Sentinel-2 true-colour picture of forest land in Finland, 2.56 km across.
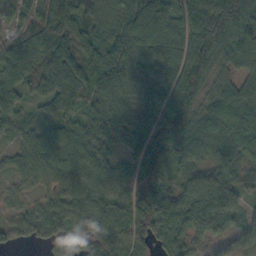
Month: October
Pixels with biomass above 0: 94%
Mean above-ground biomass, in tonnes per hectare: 74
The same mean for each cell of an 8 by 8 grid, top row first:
47 91 95 72 106 90 134 148
65 83 71 87 80 87 127 84
73 76 72 87 66 84 75 51
57 27 60 87 98 134 69 79
36 72 80 62 105 105 74 72
34 45 69 79 98 59 70 60
26 55 72 87 100 85 99 41
35 41 54 59 60 81 34 8
